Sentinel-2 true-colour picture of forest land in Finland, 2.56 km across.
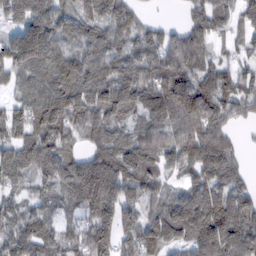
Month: February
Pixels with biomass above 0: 89%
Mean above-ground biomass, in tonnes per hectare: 113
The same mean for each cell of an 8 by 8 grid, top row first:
86 118 103 115 30 3 99 73
167 152 94 104 96 125 61 45
84 130 138 121 107 135 92 101
84 199 139 126 117 201 150 62
111 155 65 132 148 162 196 30
96 122 195 183 118 53 140 85
72 67 118 172 84 105 145 121
102 92 79 134 142 101 137 118
